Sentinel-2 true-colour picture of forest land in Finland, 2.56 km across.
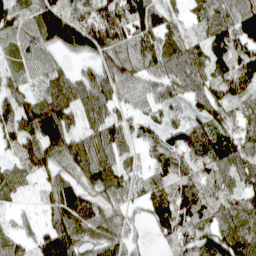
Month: April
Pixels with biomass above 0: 90%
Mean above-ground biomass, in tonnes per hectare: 93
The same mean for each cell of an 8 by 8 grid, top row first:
93 149 84 131 124 48 105 134
65 69 121 109 87 89 101 134
47 73 70 101 74 93 99 132
112 149 105 83 56 57 96 72
71 127 93 111 57 94 127 101
70 64 87 108 63 101 117 108
27 57 114 76 56 129 114 97
61 111 110 102 24 108 87 137
